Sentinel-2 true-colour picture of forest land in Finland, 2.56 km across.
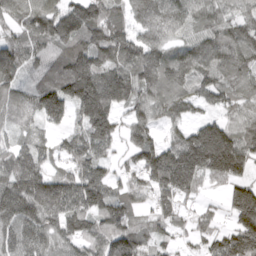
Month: April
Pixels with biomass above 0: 89%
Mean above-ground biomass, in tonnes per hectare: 129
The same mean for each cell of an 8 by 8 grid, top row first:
106 156 207 128 146 120 94 95
125 117 146 164 143 85 154 156
101 105 209 195 151 155 118 99
100 142 123 175 101 81 49 76
81 67 112 90 136 120 266 159
191 138 139 75 112 245 116 106
194 197 161 139 54 73 36 185
144 122 120 161 94 47 65 178
